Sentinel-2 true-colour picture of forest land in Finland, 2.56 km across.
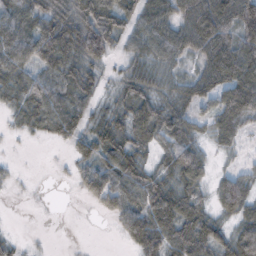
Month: November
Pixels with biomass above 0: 79%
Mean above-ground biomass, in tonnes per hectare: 51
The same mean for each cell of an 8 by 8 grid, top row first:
77 71 79 80 71 64 102 116
59 74 75 50 54 66 80 92
58 56 60 21 62 36 72 111
31 71 53 34 64 54 34 89
2 8 19 55 40 71 26 25
6 6 30 66 47 59 37 49
0 9 1 39 55 73 37 81
18 2 0 2 60 67 68 87
